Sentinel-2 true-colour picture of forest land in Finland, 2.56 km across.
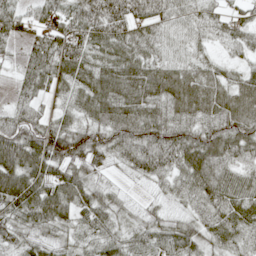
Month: May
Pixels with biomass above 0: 92%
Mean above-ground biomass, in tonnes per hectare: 56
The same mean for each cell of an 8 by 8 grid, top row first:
54 51 71 98 70 53 44 35
17 76 72 54 54 37 25 40
24 60 58 72 76 75 64 47
47 25 44 66 64 56 61 83
96 92 75 60 66 75 72 62
103 76 61 15 32 46 68 43
74 87 60 51 21 19 50 60
47 37 30 41 53 76 45 44
